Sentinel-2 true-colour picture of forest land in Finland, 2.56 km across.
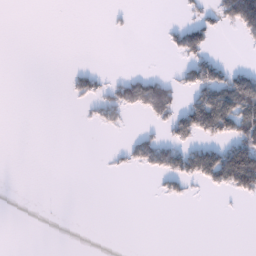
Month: January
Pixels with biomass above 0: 20%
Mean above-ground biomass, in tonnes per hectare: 24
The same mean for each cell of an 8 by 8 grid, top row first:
0 0 0 5 0 2 27 110
0 0 0 0 0 33 46 5
0 0 35 19 53 29 99 87
0 0 4 47 48 64 141 130
0 0 0 4 47 64 52 96
0 0 0 3 7 67 84 147
0 0 0 0 0 1 0 1
0 0 0 0 0 0 0 0
